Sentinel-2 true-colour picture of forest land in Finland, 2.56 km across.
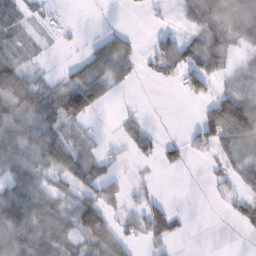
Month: February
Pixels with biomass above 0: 55%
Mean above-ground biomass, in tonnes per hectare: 44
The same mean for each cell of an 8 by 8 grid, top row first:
47 11 0 1 6 19 103 92
21 4 8 57 11 76 78 40
119 21 53 48 12 35 58 26
59 63 94 3 7 0 48 115
75 96 44 10 36 27 47 64
70 43 74 34 6 4 14 39
113 74 74 39 52 14 2 37
91 83 57 71 41 29 0 2
